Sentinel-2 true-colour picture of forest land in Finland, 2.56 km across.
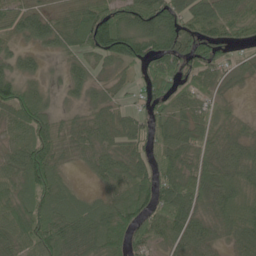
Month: June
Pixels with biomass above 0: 89%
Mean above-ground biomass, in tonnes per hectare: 66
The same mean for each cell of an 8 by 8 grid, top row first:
61 55 77 89 100 97 99 72
43 40 59 126 91 111 78 36
70 23 49 33 60 86 46 30
74 46 31 42 50 58 61 26
51 75 46 49 64 87 67 65
66 89 14 51 63 108 85 86
66 69 55 70 70 110 65 99
65 86 79 77 57 55 58 67
